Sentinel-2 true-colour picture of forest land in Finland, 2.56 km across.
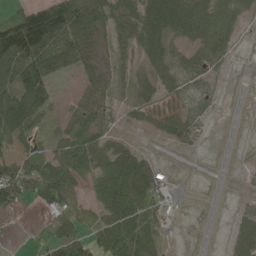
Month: May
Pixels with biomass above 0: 62%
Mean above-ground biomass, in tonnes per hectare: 55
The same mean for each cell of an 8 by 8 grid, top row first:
76 152 135 62 97 112 92 25
160 170 103 29 62 29 59 7
93 85 26 20 36 44 28 0
147 46 51 21 44 45 17 0
43 33 88 43 6 22 2 1
85 87 60 157 80 4 0 3
27 49 21 133 88 4 0 17
2 61 72 121 103 1 0 64
